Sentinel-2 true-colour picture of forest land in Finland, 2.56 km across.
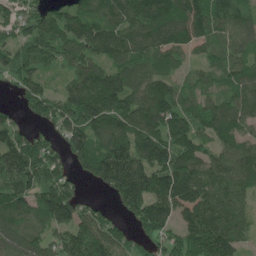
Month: May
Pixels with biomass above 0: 88%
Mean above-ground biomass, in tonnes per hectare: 120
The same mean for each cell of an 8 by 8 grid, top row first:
90 115 106 99 138 144 135 87
90 116 124 133 113 105 70 83
79 53 111 152 107 66 57 101
42 92 176 175 157 131 100 116
145 84 130 164 157 157 84 101
168 116 62 217 212 193 134 123
123 134 104 49 164 148 155 100
127 96 167 108 71 100 200 97
